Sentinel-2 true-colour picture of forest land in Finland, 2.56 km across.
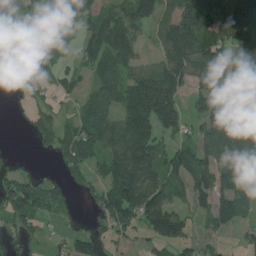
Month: July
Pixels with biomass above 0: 69%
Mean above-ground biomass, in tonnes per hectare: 92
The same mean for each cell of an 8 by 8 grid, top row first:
52 47 97 102 116 121 129 191
38 68 68 138 36 185 185 127
7 17 41 89 162 130 83 96
7 52 60 90 266 126 109 80
2 41 102 119 197 78 104 153
57 23 50 110 164 101 126 127
117 85 16 142 200 97 77 85
33 26 75 53 41 119 25 23
